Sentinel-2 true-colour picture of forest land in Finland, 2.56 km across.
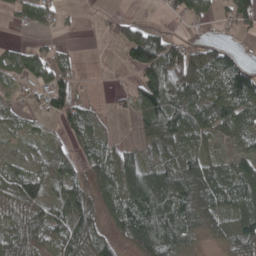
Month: April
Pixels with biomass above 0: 72%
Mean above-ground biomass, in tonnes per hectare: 52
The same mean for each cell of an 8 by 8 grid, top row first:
33 59 6 13 6 31 39 86
26 25 5 6 121 46 34 17
24 63 17 2 74 85 62 96
25 39 31 8 69 109 82 88
17 23 30 26 37 68 34 36
61 43 27 81 101 87 75 77
37 47 67 59 113 95 58 76
53 49 63 34 123 99 21 80
